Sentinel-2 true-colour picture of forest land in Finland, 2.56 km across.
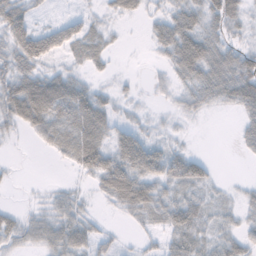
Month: November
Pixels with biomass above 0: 69%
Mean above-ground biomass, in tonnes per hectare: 29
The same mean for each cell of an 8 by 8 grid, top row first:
53 5 17 12 15 38 46 36
50 54 27 10 3 59 56 35
53 52 24 9 4 21 57 92
57 73 59 23 7 12 14 30
4 22 49 41 47 12 0 14
4 1 10 57 47 47 30 1
12 24 25 12 31 34 23 17
28 43 44 13 9 30 22 29
